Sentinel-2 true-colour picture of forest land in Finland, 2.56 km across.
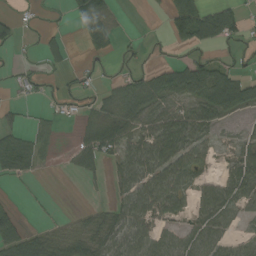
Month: September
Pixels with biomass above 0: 56%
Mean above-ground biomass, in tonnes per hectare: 38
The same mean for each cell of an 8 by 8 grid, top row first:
18 5 46 33 2 66 65 36
16 34 13 32 7 16 26 20
13 11 21 16 39 62 96 51
8 12 19 44 60 53 64 41
60 24 28 57 63 82 35 38
37 1 18 22 70 60 26 69
21 1 7 30 61 39 60 39
80 50 49 63 61 50 65 30
